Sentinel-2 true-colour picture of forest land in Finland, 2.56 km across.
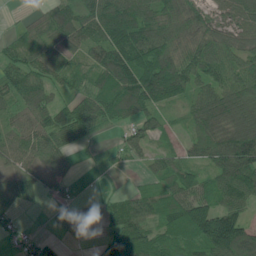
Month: June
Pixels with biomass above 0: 81%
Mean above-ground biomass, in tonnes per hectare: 69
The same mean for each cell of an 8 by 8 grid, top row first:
5 64 98 123 96 94 71 88
42 65 59 98 152 89 84 67
61 51 32 101 164 135 58 73
47 70 72 61 73 23 117 101
67 74 29 8 44 30 97 155
49 36 8 3 24 93 59 161
42 8 3 41 60 102 89 65
23 25 4 67 93 94 126 133
